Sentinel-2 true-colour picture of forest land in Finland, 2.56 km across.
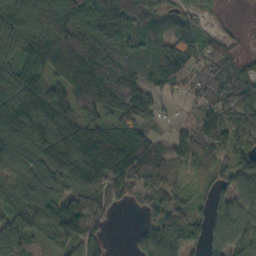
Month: October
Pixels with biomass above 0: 87%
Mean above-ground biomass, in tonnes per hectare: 97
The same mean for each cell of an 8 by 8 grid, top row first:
118 170 154 131 115 59 25 1
106 114 128 110 65 108 53 17
118 85 143 137 80 76 108 96
134 138 83 99 66 11 85 124
138 125 152 150 107 73 104 101
86 123 135 153 88 63 53 108
91 108 138 82 44 92 57 98
92 51 124 20 83 130 70 93
